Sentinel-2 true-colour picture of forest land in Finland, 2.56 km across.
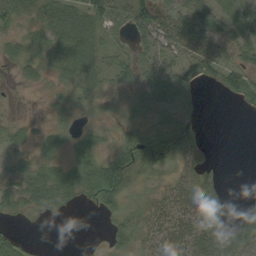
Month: September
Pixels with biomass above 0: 72%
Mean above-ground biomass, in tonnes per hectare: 39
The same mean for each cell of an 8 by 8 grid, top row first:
45 42 55 70 77 52 74 49
17 37 57 31 45 43 49 42
8 15 42 32 41 83 31 64
2 11 16 15 33 71 3 7
19 24 29 23 63 86 23 0
31 55 56 92 30 34 56 0
22 33 12 32 33 53 78 19
31 1 0 28 38 68 90 96
